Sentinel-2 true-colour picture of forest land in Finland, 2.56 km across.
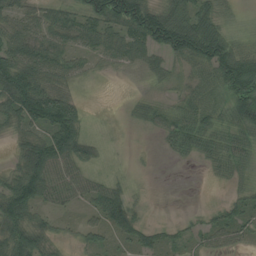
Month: August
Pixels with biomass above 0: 77%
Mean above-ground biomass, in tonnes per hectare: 45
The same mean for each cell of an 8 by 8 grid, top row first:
41 38 44 98 131 84 75 12
55 57 35 51 63 100 126 42
92 57 21 2 13 27 54 123
68 98 37 2 26 46 51 80
28 81 59 3 2 38 45 40
56 72 34 12 3 0 9 16
85 28 18 65 9 1 14 33
77 36 19 29 37 24 29 25
